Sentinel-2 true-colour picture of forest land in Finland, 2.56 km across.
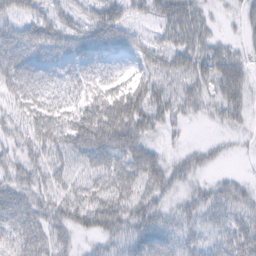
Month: February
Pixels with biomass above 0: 77%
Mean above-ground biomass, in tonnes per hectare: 38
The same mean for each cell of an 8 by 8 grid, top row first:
35 33 29 47 18 43 16 18
53 44 40 40 35 41 32 16
49 32 42 36 34 48 45 42
32 53 54 75 56 32 19 33
28 51 58 73 38 7 16 10
37 34 34 51 54 31 12 15
51 40 59 56 46 26 39 46
38 43 15 31 45 36 25 50
